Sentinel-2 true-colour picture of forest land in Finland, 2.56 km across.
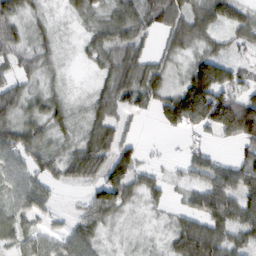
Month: February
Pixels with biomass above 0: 80%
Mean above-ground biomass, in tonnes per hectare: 50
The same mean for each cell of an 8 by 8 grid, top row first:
58 19 33 48 60 74 69 56
46 29 15 60 36 41 31 22
41 22 4 61 92 24 131 54
55 53 18 52 31 102 149 149
72 44 45 72 13 2 23 45
53 39 45 91 39 15 66 69
42 29 28 74 21 17 72 72
35 39 65 11 11 51 108 47
